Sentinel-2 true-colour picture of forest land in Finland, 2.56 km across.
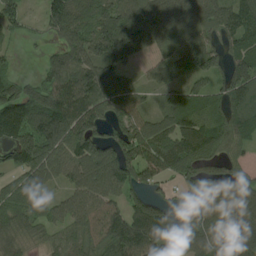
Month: August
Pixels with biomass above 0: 84%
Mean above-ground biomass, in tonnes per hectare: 93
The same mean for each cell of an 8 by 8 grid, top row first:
65 79 110 117 96 112 81 94
16 29 109 119 72 71 89 80
54 83 128 99 35 47 68 115
136 147 129 93 76 105 88 75
116 119 117 91 116 121 120 65
55 71 93 119 92 71 94 65
85 58 88 93 124 41 132 122
82 36 62 138 174 126 121 127
